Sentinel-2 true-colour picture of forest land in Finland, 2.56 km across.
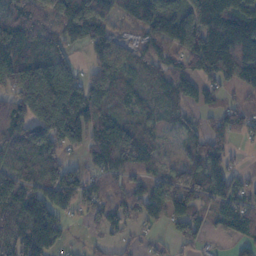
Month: November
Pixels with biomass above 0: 81%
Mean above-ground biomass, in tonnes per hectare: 89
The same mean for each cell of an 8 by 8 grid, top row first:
76 70 154 81 116 104 179 128
134 77 39 93 56 84 156 134
113 166 96 107 58 96 81 101
107 207 122 72 59 46 42 79
125 135 74 157 110 24 108 34
101 82 59 70 61 109 138 44
92 73 49 80 85 110 54 91
110 111 8 38 19 42 25 51
